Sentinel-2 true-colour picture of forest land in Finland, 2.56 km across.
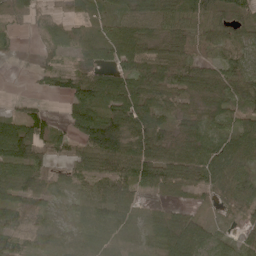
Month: May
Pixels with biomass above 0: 85%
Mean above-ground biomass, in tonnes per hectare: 68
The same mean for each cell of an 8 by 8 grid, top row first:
53 41 61 44 87 88 72 48
15 42 56 82 76 72 37 40
0 31 70 79 112 95 73 80
27 26 105 96 94 69 51 59
141 71 86 157 108 67 79 74
81 67 65 103 85 85 90 65
82 38 49 110 42 54 21 60
50 39 46 58 37 137 65 43
